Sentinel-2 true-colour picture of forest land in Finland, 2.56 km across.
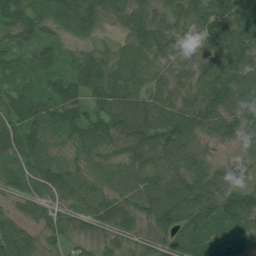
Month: July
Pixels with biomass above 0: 97%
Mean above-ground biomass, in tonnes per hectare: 78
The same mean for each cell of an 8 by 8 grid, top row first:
97 71 121 59 82 83 95 129
72 64 43 44 87 89 101 109
42 54 99 105 62 65 82 93
57 82 73 112 106 99 103 101
88 52 57 62 98 101 40 51
61 69 62 60 83 91 82 65
33 53 54 91 88 131 113 112
91 50 46 57 48 91 84 78
